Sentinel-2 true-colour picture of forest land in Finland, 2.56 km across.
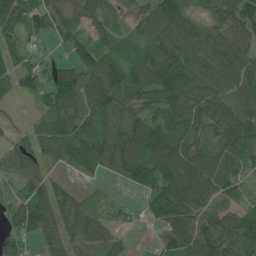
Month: June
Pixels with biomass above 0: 87%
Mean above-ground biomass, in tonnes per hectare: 83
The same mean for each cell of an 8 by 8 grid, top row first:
81 84 68 51 79 113 57 95
70 15 83 61 65 113 109 99
81 58 111 102 93 111 96 108
20 74 89 97 90 92 94 97
53 91 105 119 128 107 70 78
59 64 25 34 95 145 114 66
73 103 84 31 35 149 91 67
59 61 95 73 9 109 129 119
